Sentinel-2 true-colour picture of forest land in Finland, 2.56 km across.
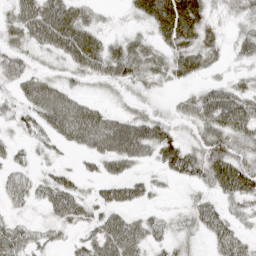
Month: April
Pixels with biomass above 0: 79%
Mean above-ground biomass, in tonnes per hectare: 42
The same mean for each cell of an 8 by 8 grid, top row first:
47 83 52 8 45 109 37 30
35 43 93 41 37 47 44 27
42 35 23 42 31 27 19 21
31 67 61 26 27 21 68 73
20 25 40 70 83 57 53 40
38 25 26 38 23 33 55 94
21 36 49 45 25 10 45 28
44 26 27 72 53 28 27 45
